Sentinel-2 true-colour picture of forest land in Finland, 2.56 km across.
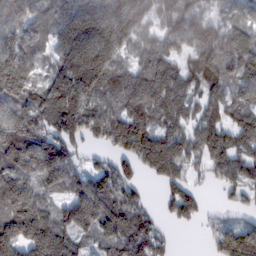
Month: February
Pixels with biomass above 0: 87%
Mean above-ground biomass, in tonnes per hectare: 118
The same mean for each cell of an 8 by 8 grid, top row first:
88 95 178 192 127 96 74 64
121 73 208 183 85 71 154 107
172 94 203 122 132 129 97 118
148 153 174 94 121 126 76 94
173 142 69 96 168 133 152 119
151 142 75 131 49 89 50 104
179 83 218 147 71 90 21 55
175 205 74 104 132 15 24 169
